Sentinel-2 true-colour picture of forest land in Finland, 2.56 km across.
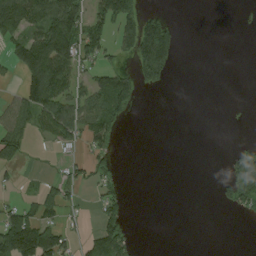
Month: August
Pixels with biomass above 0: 34%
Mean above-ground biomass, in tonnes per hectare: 43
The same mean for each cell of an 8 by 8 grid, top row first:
164 118 89 139 85 9 0 0
64 161 103 38 159 73 0 0
18 167 42 81 52 3 0 0
57 96 71 93 1 0 0 1
59 15 41 29 0 0 0 7
12 7 28 22 0 0 0 99
37 46 14 50 0 0 0 37
145 95 28 99 1 0 0 0
